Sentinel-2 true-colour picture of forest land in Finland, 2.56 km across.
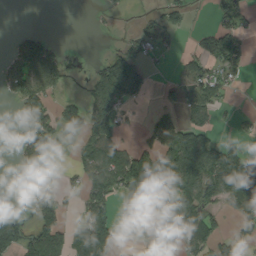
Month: September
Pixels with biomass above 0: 48%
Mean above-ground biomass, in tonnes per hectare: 63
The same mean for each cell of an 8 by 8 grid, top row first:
0 0 0 7 20 38 12 54
55 60 5 14 55 19 64 75
103 98 23 181 69 31 94 22
18 66 82 125 11 53 67 15
20 71 48 89 41 159 101 36
38 31 57 120 170 133 131 151
4 74 38 58 64 96 80 73
96 95 77 67 79 73 82 44
